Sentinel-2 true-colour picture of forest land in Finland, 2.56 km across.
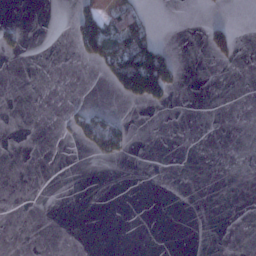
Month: January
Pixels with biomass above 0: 10%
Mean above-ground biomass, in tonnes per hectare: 12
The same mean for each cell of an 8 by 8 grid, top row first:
1 0 48 52 31 0 4 0
28 0 36 66 89 7 42 16
0 0 0 39 143 31 0 0
0 0 25 19 5 1 0 0
0 0 14 67 0 0 0 0
0 0 0 0 0 0 0 0
0 0 0 0 0 0 0 0
0 0 0 0 0 0 0 0
